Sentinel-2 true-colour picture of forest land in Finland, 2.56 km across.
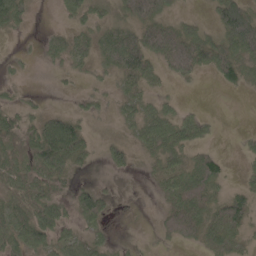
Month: May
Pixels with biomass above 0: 65%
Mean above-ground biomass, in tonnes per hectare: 43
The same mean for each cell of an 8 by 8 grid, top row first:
49 0 40 35 82 24 15 144
3 28 43 82 111 140 88 94
9 1 9 20 62 36 9 43
39 26 18 13 49 28 7 0
42 107 67 25 40 59 23 10
51 72 12 8 6 54 80 12
59 72 58 17 0 72 70 77
64 58 48 16 2 36 45 36
